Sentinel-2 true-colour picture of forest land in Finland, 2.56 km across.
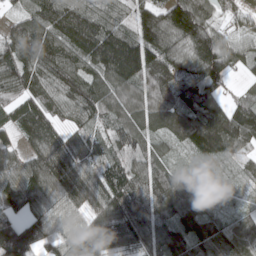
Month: April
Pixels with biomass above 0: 94%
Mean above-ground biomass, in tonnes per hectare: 110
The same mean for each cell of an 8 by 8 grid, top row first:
43 126 132 73 96 139 80 45
115 153 159 185 158 98 158 75
128 122 118 119 113 90 127 26
81 99 88 84 105 104 130 98
61 139 106 77 83 52 167 102
110 193 148 111 123 79 59 39
64 98 99 173 141 116 68 31
191 104 139 145 137 129 148 110
